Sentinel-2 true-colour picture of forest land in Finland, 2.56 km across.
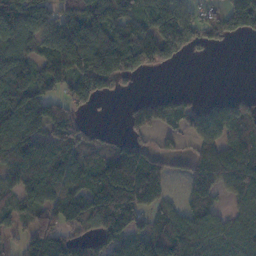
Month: November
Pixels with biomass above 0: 72%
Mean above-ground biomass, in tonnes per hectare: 106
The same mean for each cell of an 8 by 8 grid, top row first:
117 68 196 160 72 114 32 135
98 126 220 226 177 158 44 0
142 138 143 110 16 0 0 0
133 130 53 1 86 89 66 87
153 136 107 55 69 28 100 132
117 145 115 233 218 21 139 144
63 95 146 174 97 65 74 62
49 162 87 106 118 185 128 119
